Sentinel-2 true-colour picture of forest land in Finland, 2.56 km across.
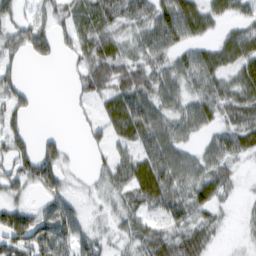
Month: February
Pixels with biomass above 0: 75%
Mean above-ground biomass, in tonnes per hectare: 42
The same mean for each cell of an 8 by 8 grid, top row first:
26 32 53 53 50 76 48 27
36 35 45 44 44 44 37 60
33 0 36 63 52 52 58 51
35 0 10 52 65 45 49 57
39 29 6 34 56 53 32 52
41 57 9 42 74 61 57 16
46 42 20 19 41 55 42 8
92 87 46 21 46 56 36 6
